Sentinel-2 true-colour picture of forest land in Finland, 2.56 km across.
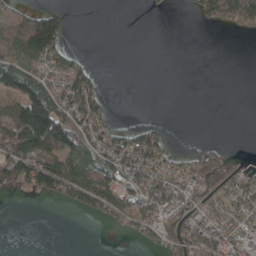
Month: April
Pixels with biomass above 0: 46%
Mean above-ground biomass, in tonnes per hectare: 51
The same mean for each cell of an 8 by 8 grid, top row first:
41 66 0 0 3 1 52 84
74 126 8 0 0 0 0 0
93 58 93 0 0 0 0 0
98 132 103 15 0 0 0 0
148 130 72 79 109 3 10 0
118 166 138 94 97 58 130 62
0 1 73 112 102 82 66 54
0 0 0 2 45 112 108 62
